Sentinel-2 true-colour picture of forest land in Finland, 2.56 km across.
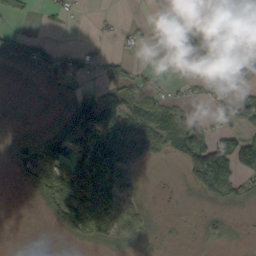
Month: September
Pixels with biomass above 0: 54%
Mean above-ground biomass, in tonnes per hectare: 45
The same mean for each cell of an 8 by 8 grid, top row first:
24 10 6 5 4 43 77 1
48 46 25 6 26 115 167 24
4 32 32 41 31 14 14 37
2 6 129 89 65 70 12 76
35 108 117 87 78 89 103 92
26 115 84 74 10 1 138 76
0 45 124 87 24 0 9 13
0 0 22 41 15 1 13 2
